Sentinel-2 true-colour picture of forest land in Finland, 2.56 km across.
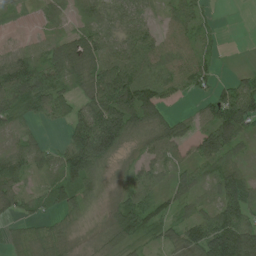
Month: July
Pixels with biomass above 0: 81%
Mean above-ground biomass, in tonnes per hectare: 59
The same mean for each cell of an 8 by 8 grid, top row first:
17 23 28 61 46 45 17 0
31 45 108 64 84 54 25 0
127 85 60 110 99 58 37 32
68 61 65 126 107 17 51 130
45 26 137 138 37 56 89 60
55 40 104 14 48 43 44 63
45 41 37 35 72 38 36 95
30 61 16 46 31 45 116 146
